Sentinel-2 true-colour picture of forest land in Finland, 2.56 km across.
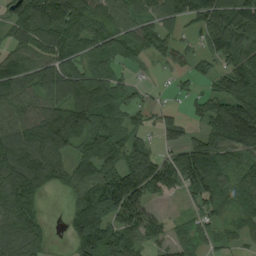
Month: August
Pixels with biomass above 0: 82%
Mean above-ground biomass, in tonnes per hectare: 98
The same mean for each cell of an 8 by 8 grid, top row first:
84 176 144 81 77 89 116 116
63 108 73 84 75 56 74 149
124 104 117 90 15 17 44 149
85 127 158 104 48 30 108 189
130 174 86 118 61 74 111 141
146 99 90 132 169 140 165 65
115 11 109 161 127 11 68 46
114 39 129 124 67 65 51 35
